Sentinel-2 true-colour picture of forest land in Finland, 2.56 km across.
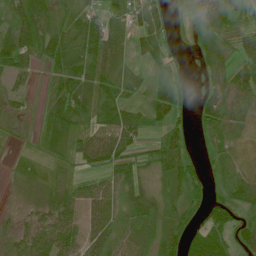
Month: July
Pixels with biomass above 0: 78%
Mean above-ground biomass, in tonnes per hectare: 41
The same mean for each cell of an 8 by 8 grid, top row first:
58 52 46 52 56 16 71 35
83 55 53 68 37 16 45 42
36 24 64 55 23 50 42 55
26 35 65 47 30 35 49 42
8 23 42 73 16 39 21 11
19 16 22 39 31 52 22 21
10 36 53 45 39 32 40 40
23 50 53 46 35 43 93 48
